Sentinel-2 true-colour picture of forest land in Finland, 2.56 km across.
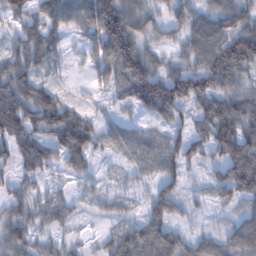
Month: February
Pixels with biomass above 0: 86%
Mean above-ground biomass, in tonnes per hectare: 61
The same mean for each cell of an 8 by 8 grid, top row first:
59 73 72 118 61 46 62 69
52 67 11 115 65 39 94 120
83 30 4 43 131 102 108 61
88 85 43 21 56 76 77 88
89 65 93 43 63 65 77 97
46 36 41 11 35 57 29 102
60 58 23 28 33 48 20 43
73 42 20 45 89 64 47 72
